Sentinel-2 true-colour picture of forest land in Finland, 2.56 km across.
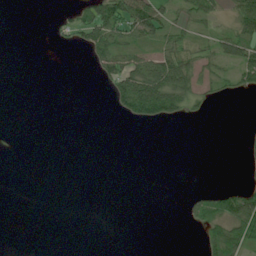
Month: July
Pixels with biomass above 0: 28%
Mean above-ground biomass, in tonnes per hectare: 20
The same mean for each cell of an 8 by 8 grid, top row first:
0 2 23 65 77 26 35 62
0 1 16 62 42 49 23 61
0 0 0 40 107 98 28 29
0 0 0 9 72 41 8 0
0 0 0 0 0 0 0 3
0 0 0 0 0 0 0 2
0 0 0 0 0 0 56 105
0 0 0 0 0 0 47 90
